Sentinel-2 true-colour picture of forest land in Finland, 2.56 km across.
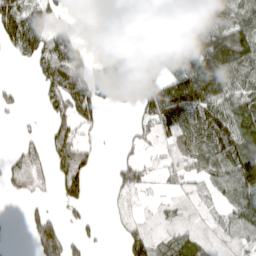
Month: April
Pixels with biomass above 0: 58%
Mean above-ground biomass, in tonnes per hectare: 68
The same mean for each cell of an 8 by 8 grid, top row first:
145 57 25 14 37 51 99 106
79 124 72 66 56 75 176 169
5 95 116 75 65 113 191 96
28 45 93 19 73 180 133 118
24 57 76 1 33 61 117 119
72 43 98 29 48 38 77 136
0 23 36 11 8 23 19 92
1 135 32 4 69 42 18 38
